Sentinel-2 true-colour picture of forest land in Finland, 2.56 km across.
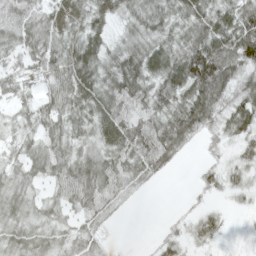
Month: April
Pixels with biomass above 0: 84%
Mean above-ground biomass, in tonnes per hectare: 44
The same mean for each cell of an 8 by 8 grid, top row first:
50 45 46 32 54 51 64 68
43 54 48 38 56 52 85 88
42 39 51 62 62 77 96 54
30 49 46 52 55 65 63 59
35 48 40 48 64 63 16 30
36 41 63 57 39 6 21 24
40 36 43 32 1 2 15 10
47 38 43 6 1 30 28 4
